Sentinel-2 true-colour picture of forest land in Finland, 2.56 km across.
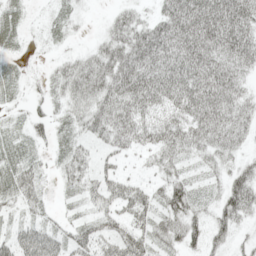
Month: May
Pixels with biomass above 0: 75%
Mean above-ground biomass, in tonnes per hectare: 28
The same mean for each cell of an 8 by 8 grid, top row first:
18 9 10 13 17 54 60 56
10 5 8 31 51 48 50 52
16 13 38 41 47 47 48 27
9 16 29 42 35 35 45 28
24 15 23 28 25 41 36 19
34 10 28 24 10 24 14 29
16 12 12 26 33 38 19 41
31 39 29 34 32 25 32 9
